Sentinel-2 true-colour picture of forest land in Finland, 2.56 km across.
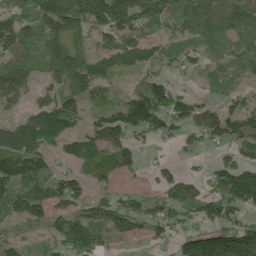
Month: June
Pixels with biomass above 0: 80%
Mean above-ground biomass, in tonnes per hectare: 88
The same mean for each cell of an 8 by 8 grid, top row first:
79 135 152 165 118 96 125 120
98 85 56 82 81 62 55 73
115 51 100 52 67 33 44 47
36 130 87 82 164 104 79 94
137 110 91 109 30 35 49 82
147 93 69 77 23 45 54 150
108 107 74 86 81 106 102 96
51 47 126 69 50 59 136 169
